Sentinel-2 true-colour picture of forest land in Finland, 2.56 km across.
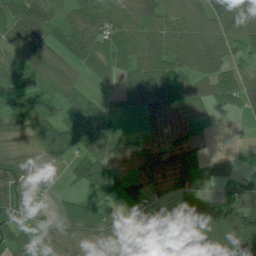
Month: July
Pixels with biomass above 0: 84%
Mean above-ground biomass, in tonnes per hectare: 75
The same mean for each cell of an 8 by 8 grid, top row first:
87 79 67 74 77 63 92 70
61 71 101 100 96 92 100 48
61 84 47 65 155 85 84 71
62 56 86 44 68 99 49 40
46 75 71 79 50 65 26 2
85 18 79 122 62 93 37 22
92 6 83 58 63 70 94 125
87 38 54 58 82 146 182 196
